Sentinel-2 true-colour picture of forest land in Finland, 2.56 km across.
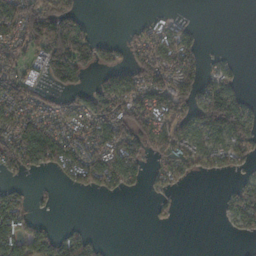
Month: November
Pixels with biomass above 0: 55%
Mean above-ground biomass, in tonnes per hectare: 65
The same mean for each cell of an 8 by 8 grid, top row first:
111 214 62 0 10 15 0 0
68 145 155 39 75 109 9 1
98 59 47 84 108 111 63 18
87 68 73 114 109 135 164 122
100 143 79 104 80 102 69 80
22 12 73 71 31 68 21 25
127 10 0 0 1 13 0 87
141 130 105 3 0 0 0 8
